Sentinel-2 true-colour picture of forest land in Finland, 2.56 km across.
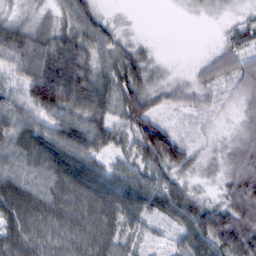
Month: February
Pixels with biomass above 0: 89%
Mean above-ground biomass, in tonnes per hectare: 46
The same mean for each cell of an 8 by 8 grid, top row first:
17 18 58 11 0 1 5 13
70 68 63 36 18 0 8 52
33 98 87 53 48 16 41 64
55 63 57 49 71 26 24 29
44 52 73 44 97 79 11 43
48 40 56 45 57 37 9 76
61 51 53 56 61 69 49 71
56 46 52 43 23 26 71 84
